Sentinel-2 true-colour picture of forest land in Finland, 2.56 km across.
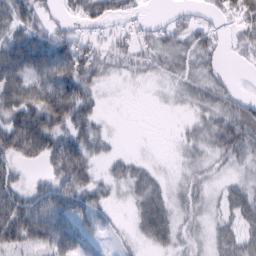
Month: February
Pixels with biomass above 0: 73%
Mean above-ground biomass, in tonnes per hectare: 33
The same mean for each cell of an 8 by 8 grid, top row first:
54 22 37 35 13 16 23 58
68 65 61 36 30 32 33 31
72 62 57 9 12 19 31 8
69 89 52 1 0 4 31 45
65 57 49 9 1 5 23 52
24 27 46 17 23 7 16 14
71 66 43 17 24 17 13 31
55 58 46 9 13 18 15 31
